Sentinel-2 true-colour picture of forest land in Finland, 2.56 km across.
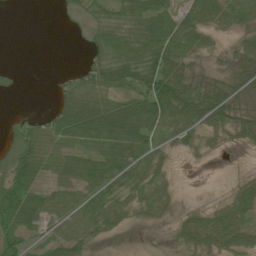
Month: July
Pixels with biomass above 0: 65%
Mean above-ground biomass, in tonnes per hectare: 36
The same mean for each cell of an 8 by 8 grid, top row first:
0 0 10 28 71 50 59 58
0 0 4 53 76 62 21 33
6 3 39 49 64 67 20 44
2 21 78 71 74 74 70 27
30 47 41 61 49 21 9 15
67 40 64 54 37 6 0 5
69 53 48 39 19 10 16 42
38 25 35 6 0 14 43 41
